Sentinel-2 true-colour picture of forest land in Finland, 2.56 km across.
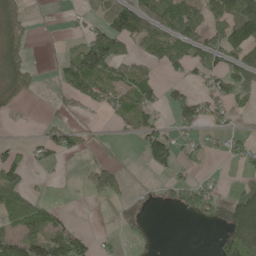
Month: May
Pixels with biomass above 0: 44%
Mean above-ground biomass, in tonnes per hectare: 50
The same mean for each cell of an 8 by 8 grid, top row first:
70 1 18 87 101 127 70 127
77 1 69 97 51 68 80 108
84 3 120 56 50 24 48 75
12 6 19 31 57 71 50 15
17 52 33 1 69 58 23 27
62 5 10 75 4 24 16 18
101 50 0 11 21 36 67 118
96 106 68 12 30 0 5 137
